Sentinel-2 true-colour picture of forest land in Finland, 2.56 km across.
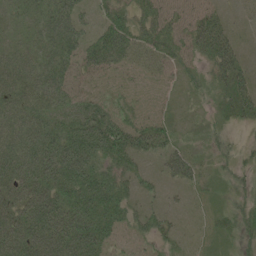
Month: June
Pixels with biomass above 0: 77%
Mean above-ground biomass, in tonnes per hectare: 47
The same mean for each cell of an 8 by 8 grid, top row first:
22 54 35 53 44 42 50 7
36 54 54 92 43 47 69 27
58 58 24 10 7 15 26 53
52 52 58 46 13 10 13 46
62 73 90 95 57 32 13 14
67 82 96 65 24 41 15 21
68 102 101 97 23 8 10 27
86 103 116 47 23 23 10 27
